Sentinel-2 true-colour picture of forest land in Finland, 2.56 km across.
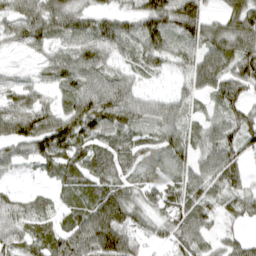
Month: April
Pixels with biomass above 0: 86%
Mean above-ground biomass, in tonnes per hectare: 68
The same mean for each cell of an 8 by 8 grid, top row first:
78 96 78 63 96 112 57 97
34 49 88 88 80 57 77 94
27 41 76 69 27 23 73 103
82 67 107 112 67 58 37 78
75 108 94 73 62 64 66 67
19 42 81 80 59 50 68 56
62 37 81 86 62 79 64 62
65 82 91 72 36 60 41 43
